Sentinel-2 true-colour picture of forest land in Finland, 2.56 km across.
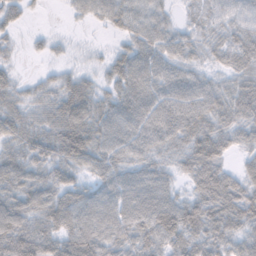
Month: November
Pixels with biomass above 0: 90%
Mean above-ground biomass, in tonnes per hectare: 54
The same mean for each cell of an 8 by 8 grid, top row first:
33 3 20 46 56 18 38 56
14 17 6 18 61 48 33 65
23 21 35 41 76 65 32 42
47 40 82 59 65 73 64 56
52 68 97 66 54 43 74 35
72 57 39 65 54 32 83 42
75 74 76 67 74 72 85 87
88 69 82 58 60 61 67 52
